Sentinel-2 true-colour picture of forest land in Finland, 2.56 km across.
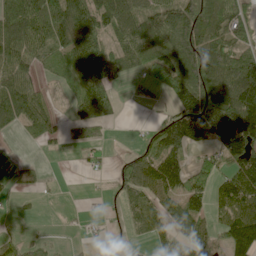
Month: June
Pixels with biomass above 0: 66%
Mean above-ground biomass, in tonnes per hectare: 78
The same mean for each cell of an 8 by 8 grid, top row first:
119 131 109 118 84 101 115 81
101 92 111 67 84 110 132 81
89 27 130 88 45 144 147 189
106 47 68 78 3 98 216 230
4 21 48 14 36 128 104 210
18 10 3 25 68 95 102 126
6 1 2 7 58 41 67 117
34 20 4 6 17 47 53 172
